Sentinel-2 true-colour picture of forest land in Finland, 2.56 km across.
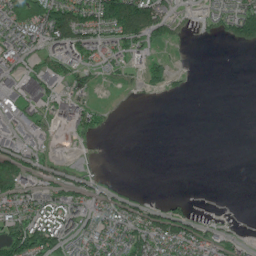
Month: June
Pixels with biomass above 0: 50%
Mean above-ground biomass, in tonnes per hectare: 43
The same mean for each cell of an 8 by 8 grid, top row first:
109 137 97 144 144 50 31 84
69 58 89 61 45 16 1 24
19 44 29 20 50 17 0 0
37 38 60 14 0 0 0 0
45 13 14 1 0 0 0 0
105 37 32 4 0 0 0 0
82 80 65 64 44 31 3 0
116 97 60 72 93 107 59 23
